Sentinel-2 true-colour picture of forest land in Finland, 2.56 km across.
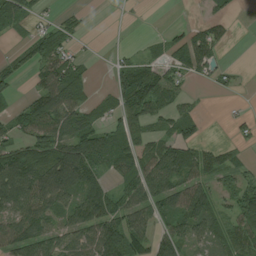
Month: August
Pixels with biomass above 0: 65%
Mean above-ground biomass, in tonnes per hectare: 62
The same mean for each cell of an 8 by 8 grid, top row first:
84 26 22 1 1 22 32 7
32 100 22 8 12 64 94 1
41 86 56 43 130 60 33 13
49 125 63 47 84 58 7 16
55 92 101 77 59 85 39 32
118 89 105 45 100 93 67 50
89 76 89 88 79 85 89 87
95 73 69 124 74 91 62 80
